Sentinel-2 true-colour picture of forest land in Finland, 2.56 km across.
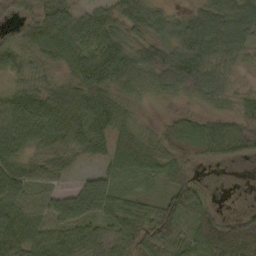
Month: October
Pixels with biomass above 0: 87%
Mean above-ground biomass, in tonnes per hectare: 61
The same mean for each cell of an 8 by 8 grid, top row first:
34 83 57 61 73 38 76 93
41 77 90 87 66 81 89 70
34 33 69 78 61 105 80 16
88 87 93 79 9 14 27 38
74 52 67 58 56 88 79 70
67 39 22 46 44 52 3 0
75 60 96 67 46 80 41 10
82 65 63 47 69 71 89 100
